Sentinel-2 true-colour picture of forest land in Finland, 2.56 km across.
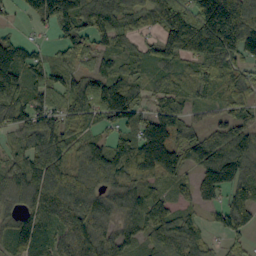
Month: September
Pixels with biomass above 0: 87%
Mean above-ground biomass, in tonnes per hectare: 86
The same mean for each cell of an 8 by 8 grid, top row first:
20 96 117 90 58 148 222 171
82 23 51 49 44 109 99 155
93 54 65 88 49 53 86 82
97 91 74 112 56 74 31 56
45 123 86 78 125 103 93 106
71 129 100 95 85 66 88 102
50 99 105 92 109 56 38 97
85 69 114 102 65 122 43 42
